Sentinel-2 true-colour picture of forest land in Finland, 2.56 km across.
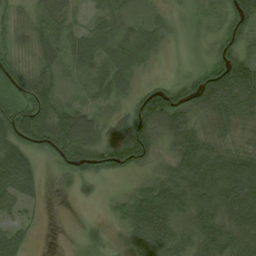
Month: August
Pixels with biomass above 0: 85%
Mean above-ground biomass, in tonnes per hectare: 55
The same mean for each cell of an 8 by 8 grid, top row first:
24 43 14 55 19 11 30 71
32 45 58 48 45 4 22 51
64 45 16 42 11 25 100 125
74 71 47 26 90 97 65 82
71 75 88 85 84 63 67 43
117 9 42 35 27 76 100 108
43 9 2 17 100 92 87 104
49 0 11 11 105 72 86 77
